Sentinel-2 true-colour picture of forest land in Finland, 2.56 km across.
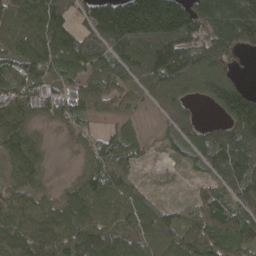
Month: April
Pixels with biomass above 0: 83%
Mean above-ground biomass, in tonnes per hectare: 111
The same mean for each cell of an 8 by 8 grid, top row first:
132 173 69 209 261 236 200 272
104 165 135 150 192 178 136 132
98 94 75 99 133 133 161 52
112 65 80 47 24 96 19 218
112 24 29 96 36 55 129 177
69 32 52 117 11 4 73 155
105 71 126 102 94 39 94 109
135 147 169 124 108 81 98 86
